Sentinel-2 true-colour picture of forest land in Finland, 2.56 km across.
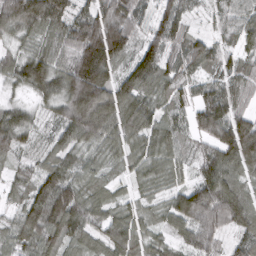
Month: March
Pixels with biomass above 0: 94%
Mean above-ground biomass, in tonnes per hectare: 86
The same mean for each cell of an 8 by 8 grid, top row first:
122 132 75 120 54 94 34 61
44 69 145 169 79 74 54 57
72 112 181 116 126 80 63 76
61 43 164 128 110 64 115 77
72 52 78 71 81 69 67 169
39 85 63 34 64 53 102 82
55 132 112 66 44 108 148 106
68 87 74 94 72 59 97 59
